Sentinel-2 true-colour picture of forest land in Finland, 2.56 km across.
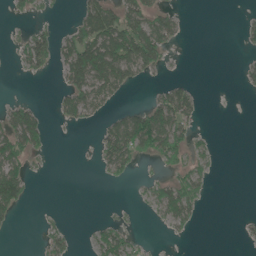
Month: May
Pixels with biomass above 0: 32%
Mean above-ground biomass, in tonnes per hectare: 29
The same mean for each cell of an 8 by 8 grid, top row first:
8 7 42 74 79 26 0 4
19 50 95 113 111 13 0 5
1 4 80 95 17 14 0 9
53 10 56 22 57 83 2 0
80 21 1 69 72 65 12 0
85 3 0 20 7 34 20 0
44 1 0 3 7 80 3 0
0 25 3 54 10 5 0 5
